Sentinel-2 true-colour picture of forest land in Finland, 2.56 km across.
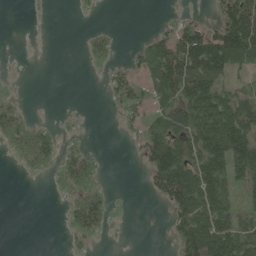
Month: May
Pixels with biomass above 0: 49%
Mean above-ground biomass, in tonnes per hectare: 50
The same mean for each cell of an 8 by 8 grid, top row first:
0 2 5 0 0 16 13 145
0 0 6 28 47 118 159 153
5 0 0 32 45 132 109 29
46 0 3 7 46 77 130 116
48 65 17 0 60 96 139 133
3 24 90 2 19 143 139 82
0 0 76 36 0 77 125 50
0 0 27 5 0 52 147 105
